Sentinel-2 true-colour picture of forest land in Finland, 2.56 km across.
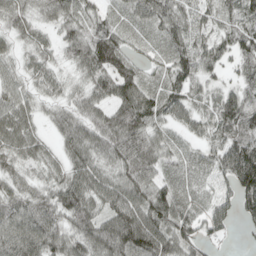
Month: April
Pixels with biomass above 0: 91%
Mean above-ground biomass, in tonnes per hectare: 59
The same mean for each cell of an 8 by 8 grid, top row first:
50 40 53 28 50 64 37 60
29 32 68 112 21 50 60 67
41 48 37 102 45 60 37 41
64 22 52 64 92 62 48 98
57 28 48 69 80 25 41 87
42 40 71 60 75 30 25 112
64 72 87 70 87 58 47 66
94 86 68 106 111 74 35 9
